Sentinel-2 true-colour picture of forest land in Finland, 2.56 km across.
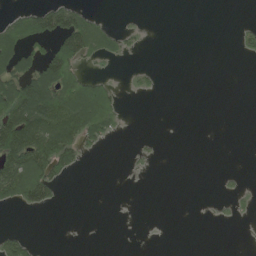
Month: June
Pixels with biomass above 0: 25%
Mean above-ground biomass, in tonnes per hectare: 35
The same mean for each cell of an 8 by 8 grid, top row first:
32 79 60 5 2 0 0 0
103 40 111 53 8 0 0 19
106 135 82 19 16 0 0 0
134 159 181 86 0 0 0 0
147 167 108 12 6 0 0 0
127 120 8 0 4 0 0 6
34 34 0 0 0 0 3 16
48 0 0 0 0 0 0 0
